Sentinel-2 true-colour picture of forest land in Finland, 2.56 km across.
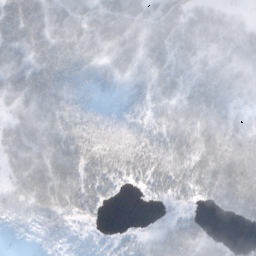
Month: October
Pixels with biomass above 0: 86%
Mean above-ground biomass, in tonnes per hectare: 40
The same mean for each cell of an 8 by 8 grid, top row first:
80 54 50 67 43 46 40 14
52 62 56 44 45 54 47 52
53 74 44 38 39 45 48 49
32 47 32 15 29 45 52 37
53 55 44 29 39 45 49 31
39 69 56 46 47 54 58 65
16 40 39 7 2 13 14 41
2 10 6 8 19 53 27 6
